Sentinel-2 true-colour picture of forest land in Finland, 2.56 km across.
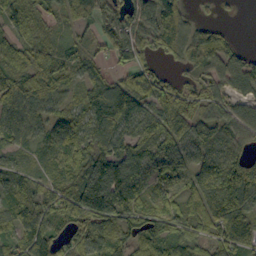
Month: October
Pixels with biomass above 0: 87%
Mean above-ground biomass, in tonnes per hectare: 68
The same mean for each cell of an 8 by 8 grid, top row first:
52 25 54 81 100 71 7 4
59 43 36 77 64 57 125 28
64 81 50 55 63 29 68 80
90 54 51 125 66 87 72 57
57 48 88 88 86 61 69 47
42 34 86 133 62 63 94 151
63 66 117 117 67 52 84 94
58 83 65 59 74 67 47 75
